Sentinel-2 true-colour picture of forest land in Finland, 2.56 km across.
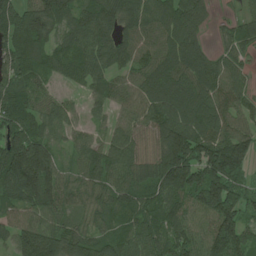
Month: June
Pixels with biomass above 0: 92%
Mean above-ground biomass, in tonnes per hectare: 115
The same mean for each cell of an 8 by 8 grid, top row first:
179 181 115 140 120 132 54 47
173 102 115 118 92 127 60 80
112 66 96 82 93 119 131 66
144 84 34 55 99 128 141 95
179 120 57 88 67 195 170 142
176 193 83 111 100 237 190 118
82 128 69 99 109 121 128 128
99 153 104 93 116 129 109 119
